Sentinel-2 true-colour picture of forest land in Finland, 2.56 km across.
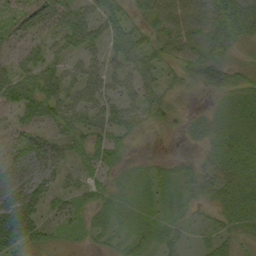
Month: September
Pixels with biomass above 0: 80%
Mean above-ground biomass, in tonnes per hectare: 36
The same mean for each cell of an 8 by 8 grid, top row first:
28 45 49 44 31 59 55 59
33 34 46 39 40 41 59 25
57 50 48 35 39 24 66 31
40 46 56 44 34 18 18 35
30 43 26 44 8 3 26 32
31 44 19 22 21 32 35 28
97 36 28 24 20 29 18 30
76 40 15 14 24 25 17 23
